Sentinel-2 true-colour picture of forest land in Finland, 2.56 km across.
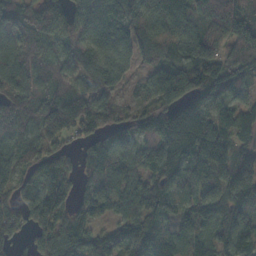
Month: October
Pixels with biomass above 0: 90%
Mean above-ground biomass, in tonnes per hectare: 98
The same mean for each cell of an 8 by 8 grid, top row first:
80 127 101 129 125 133 113 103
92 88 101 99 114 108 134 141
99 76 74 75 57 119 134 76
96 127 140 72 72 117 118 96
74 83 61 80 90 133 89 57
83 127 66 104 87 110 99 114
75 126 84 71 100 69 116 96
45 97 105 97 117 67 69 124
